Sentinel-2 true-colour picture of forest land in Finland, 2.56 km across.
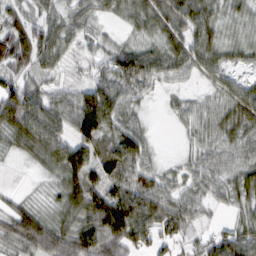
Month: February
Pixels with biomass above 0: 87%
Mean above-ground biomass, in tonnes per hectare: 50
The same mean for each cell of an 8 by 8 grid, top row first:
37 40 40 24 54 70 53 31
97 73 28 33 41 53 63 35
46 31 25 62 61 28 28 24
73 70 96 85 21 21 35 63
37 67 70 58 55 5 35 44
1 23 71 77 68 31 48 45
20 27 69 104 87 66 32 35
54 41 91 93 57 42 36 69
